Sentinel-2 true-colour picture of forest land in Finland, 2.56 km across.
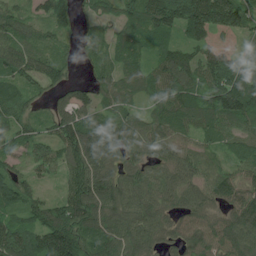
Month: July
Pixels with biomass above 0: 90%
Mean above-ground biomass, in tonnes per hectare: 85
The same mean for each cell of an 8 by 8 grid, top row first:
60 72 48 39 105 135 165 125
98 54 43 54 61 67 138 107
77 76 33 67 84 130 100 160
68 45 84 56 50 111 90 131
56 69 130 87 75 71 45 71
59 33 116 83 72 74 53 68
73 83 129 93 84 66 75 101
112 147 117 93 83 66 115 106
